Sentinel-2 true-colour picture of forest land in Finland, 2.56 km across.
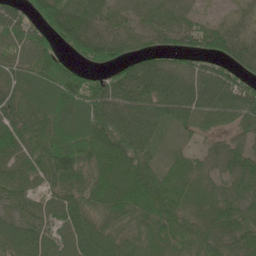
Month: June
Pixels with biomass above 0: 92%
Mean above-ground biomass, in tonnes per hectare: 73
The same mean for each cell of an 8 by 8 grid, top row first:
67 104 97 54 55 62 20 25
69 76 77 79 53 66 67 61
52 88 89 73 122 94 92 73
67 72 77 118 105 95 82 87
94 80 83 105 91 26 28 47
71 65 68 93 99 67 53 89
57 47 64 79 88 77 70 79
77 52 65 67 66 70 73 92
